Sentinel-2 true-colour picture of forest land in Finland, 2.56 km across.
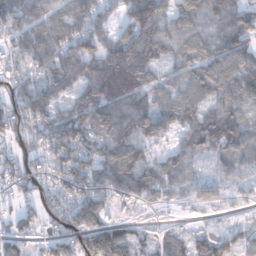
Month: January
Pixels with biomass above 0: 83%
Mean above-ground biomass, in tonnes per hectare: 63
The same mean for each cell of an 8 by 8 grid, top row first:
94 66 68 30 106 60 79 71
57 80 82 78 90 48 59 72
69 74 59 110 80 39 76 77
94 77 68 110 81 68 62 41
55 74 86 82 48 33 71 59
63 59 96 95 78 58 21 29
29 66 96 36 12 15 20 10
53 35 73 119 30 36 42 30
